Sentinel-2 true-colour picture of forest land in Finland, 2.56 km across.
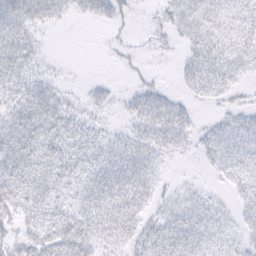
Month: February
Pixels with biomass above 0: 72%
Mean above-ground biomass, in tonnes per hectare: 28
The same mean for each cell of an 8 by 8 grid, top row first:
48 40 15 24 3 35 45 30
43 5 0 5 5 10 46 41
36 17 2 5 8 9 46 17
31 45 18 11 40 40 3 22
40 39 30 26 38 30 33 36
40 37 30 50 44 4 7 34
34 31 37 58 33 35 27 21
21 36 44 31 41 51 37 21
